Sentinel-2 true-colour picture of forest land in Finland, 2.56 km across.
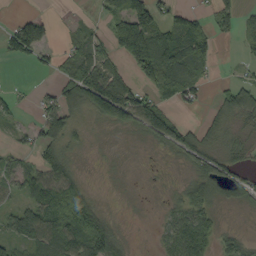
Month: September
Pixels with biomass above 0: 65%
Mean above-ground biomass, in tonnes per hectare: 51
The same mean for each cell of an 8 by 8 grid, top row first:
2 0 4 56 110 49 28 45
62 17 53 59 153 119 66 16
3 7 109 95 50 104 30 25
24 64 48 119 94 28 22 75
19 64 25 9 16 68 45 30
53 83 32 6 3 8 78 52
46 93 89 10 3 40 66 25
64 93 92 100 1 96 85 43
